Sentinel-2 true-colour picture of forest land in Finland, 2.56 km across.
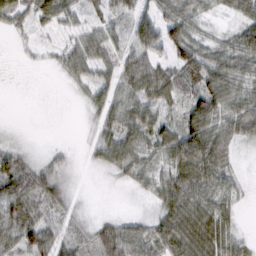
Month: February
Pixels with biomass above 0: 78%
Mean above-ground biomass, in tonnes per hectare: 41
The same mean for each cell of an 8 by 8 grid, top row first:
39 42 26 32 45 58 21 35
5 11 38 35 62 75 39 56
0 1 29 35 62 48 63 51
0 0 7 47 54 31 72 46
14 6 6 55 54 79 83 25
83 57 8 19 38 61 73 16
68 47 18 6 16 78 65 20
57 50 29 69 68 83 80 36
